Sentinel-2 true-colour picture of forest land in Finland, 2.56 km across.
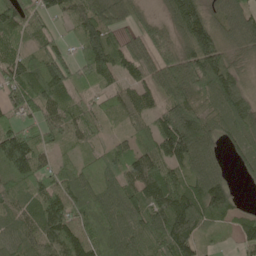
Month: May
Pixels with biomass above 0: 89%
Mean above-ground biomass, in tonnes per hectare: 92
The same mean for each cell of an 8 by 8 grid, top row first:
97 68 88 104 63 120 92 120
61 64 65 96 83 100 133 80
92 132 68 56 74 149 166 68
57 86 70 44 67 149 93 139
135 58 37 37 62 173 83 104
92 78 72 82 133 88 110 22
68 125 83 104 128 148 108 35
79 119 139 91 106 167 23 51
